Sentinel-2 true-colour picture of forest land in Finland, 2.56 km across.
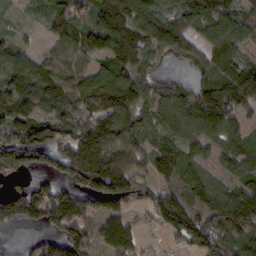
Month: February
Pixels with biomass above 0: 82%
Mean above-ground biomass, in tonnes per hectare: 94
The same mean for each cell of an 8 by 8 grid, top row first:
12 47 85 157 100 77 119 88
69 40 100 126 99 82 80 61
100 116 87 106 64 33 88 138
125 89 81 133 69 114 153 73
138 140 180 133 65 75 78 66
46 74 165 195 59 75 56 59
106 129 102 92 57 153 93 155
4 74 119 126 32 63 130 86
